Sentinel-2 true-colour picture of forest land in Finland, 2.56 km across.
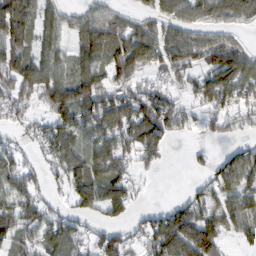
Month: February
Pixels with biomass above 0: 73%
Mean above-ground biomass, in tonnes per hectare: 70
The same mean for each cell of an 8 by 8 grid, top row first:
96 57 41 55 48 69 63 69
106 69 59 100 106 98 98 58
111 107 85 78 53 55 86 102
47 65 88 114 129 74 53 52
31 79 59 98 113 12 23 28
75 43 89 89 21 0 45 92
74 49 54 67 20 47 86 72
65 66 58 76 56 120 121 36
